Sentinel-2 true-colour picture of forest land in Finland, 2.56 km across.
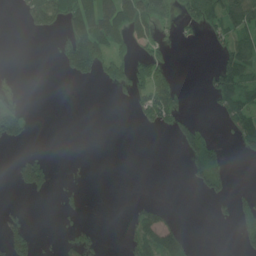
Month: June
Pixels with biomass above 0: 29%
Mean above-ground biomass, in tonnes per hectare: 41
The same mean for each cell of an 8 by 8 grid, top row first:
7 115 122 108 118 59 97 88
0 3 137 93 40 16 13 79
20 0 28 59 69 36 30 103
70 0 0 0 49 84 6 93
30 0 0 0 0 29 88 46
45 60 8 0 0 0 93 0
11 0 22 0 44 8 5 45
74 3 68 0 80 86 0 22
